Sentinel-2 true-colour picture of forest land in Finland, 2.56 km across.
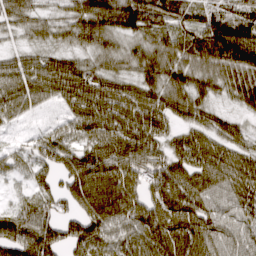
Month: March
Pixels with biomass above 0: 92%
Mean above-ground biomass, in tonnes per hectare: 77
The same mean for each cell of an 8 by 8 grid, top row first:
61 39 81 108 106 77 64 73
31 45 53 61 67 70 122 145
81 91 96 72 79 79 69 82
56 26 79 91 97 70 57 38
25 67 58 91 85 53 74 61
38 59 106 106 81 88 85 85
53 66 78 112 92 113 78 71
116 114 104 83 93 108 91 64
